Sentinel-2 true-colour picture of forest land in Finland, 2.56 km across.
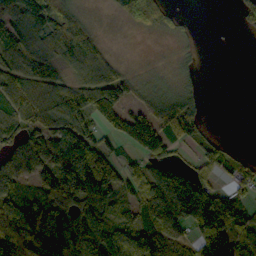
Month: October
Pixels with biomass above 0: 73%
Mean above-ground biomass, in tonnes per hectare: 75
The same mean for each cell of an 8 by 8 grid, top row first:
106 93 39 17 113 16 0 29
94 86 105 10 1 11 7 0
98 93 59 89 26 23 0 0
101 114 117 100 79 106 9 0
89 104 137 33 129 61 45 2
87 107 227 113 81 106 59 64
128 67 70 60 93 123 181 77
154 97 93 91 96 76 132 84
